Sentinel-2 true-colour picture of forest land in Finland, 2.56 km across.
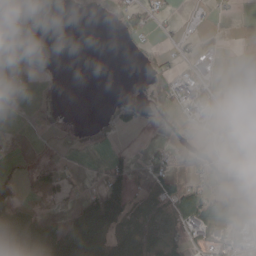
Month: May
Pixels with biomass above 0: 38%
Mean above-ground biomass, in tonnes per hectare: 32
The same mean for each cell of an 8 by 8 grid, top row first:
6 5 1 16 48 6 3 3
2 0 0 0 13 11 15 1
55 1 0 0 6 50 41 0
9 1 0 22 17 19 38 111
1 8 4 18 8 16 41 76
32 39 11 72 33 45 34 46
95 10 56 102 27 72 86 107
64 61 118 62 42 43 58 38
